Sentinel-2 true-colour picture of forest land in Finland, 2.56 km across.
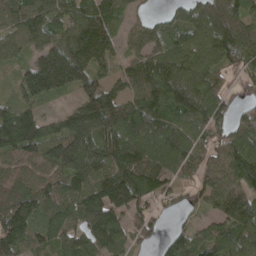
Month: April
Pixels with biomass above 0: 88%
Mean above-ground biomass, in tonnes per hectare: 106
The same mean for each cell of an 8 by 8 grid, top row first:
91 110 96 69 34 54 126 99
83 114 123 68 83 82 119 132
58 192 110 59 118 125 103 48
118 29 117 132 137 115 125 40
169 130 177 117 142 126 82 95
100 100 161 161 166 72 80 123
152 122 142 180 68 34 54 130
154 99 103 121 50 61 99 122
